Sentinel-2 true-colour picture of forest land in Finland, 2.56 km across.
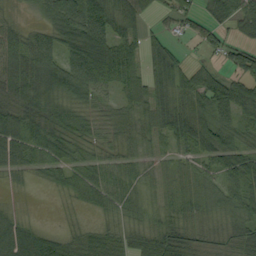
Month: September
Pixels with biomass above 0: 84%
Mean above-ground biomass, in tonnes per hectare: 53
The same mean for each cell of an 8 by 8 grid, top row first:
12 52 95 80 39 45 45 82
70 66 117 98 41 18 32 47
97 95 96 71 45 65 53 58
68 78 42 29 38 70 66 65
79 75 43 26 33 59 76 59
24 31 42 44 27 30 39 72
9 0 19 37 23 34 36 67
113 71 36 40 48 63 28 58
